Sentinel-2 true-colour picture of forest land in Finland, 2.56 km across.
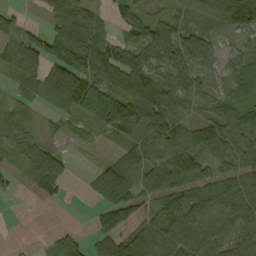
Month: September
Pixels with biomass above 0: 76%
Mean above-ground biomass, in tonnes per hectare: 63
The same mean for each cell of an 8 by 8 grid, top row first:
23 36 74 28 49 39 37 123
55 55 124 74 86 101 24 37
41 92 120 106 109 80 37 89
53 23 82 116 119 68 50 71
61 33 16 29 64 93 109 74
21 90 5 92 65 115 66 57
0 7 1 98 45 98 87 69
2 9 30 80 71 78 75 77
